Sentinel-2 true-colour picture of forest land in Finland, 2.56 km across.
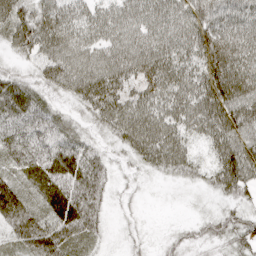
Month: April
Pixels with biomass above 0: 93%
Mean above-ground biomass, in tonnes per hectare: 51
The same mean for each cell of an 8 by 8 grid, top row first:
75 60 27 54 58 59 55 48
49 64 61 69 70 63 88 67
39 51 77 71 62 65 83 85
65 43 22 74 71 65 74 77
56 59 43 21 70 55 43 73
35 65 77 24 14 27 34 87
65 46 67 13 5 2 9 31
45 81 44 10 10 20 30 34
